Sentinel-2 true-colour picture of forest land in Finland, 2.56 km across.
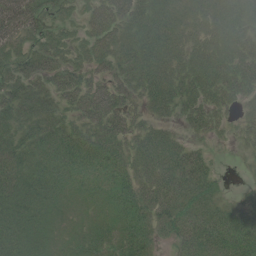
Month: July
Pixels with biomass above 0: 88%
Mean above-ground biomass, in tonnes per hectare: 40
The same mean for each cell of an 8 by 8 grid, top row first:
73 44 23 56 56 40 33 39
36 41 27 48 62 39 35 36
42 41 37 42 57 48 54 53
49 41 44 58 32 35 45 24
39 43 44 47 43 29 13 13
49 42 28 36 42 58 32 2
54 29 10 27 48 56 44 21
52 20 20 26 41 36 57 55
